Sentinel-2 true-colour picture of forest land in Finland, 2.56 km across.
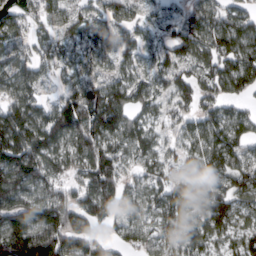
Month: March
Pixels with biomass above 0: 87%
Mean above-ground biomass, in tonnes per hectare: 98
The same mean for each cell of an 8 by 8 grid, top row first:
46 60 62 75 57 72 108 89
71 72 75 78 68 110 100 117
92 37 93 75 70 91 82 117
126 92 187 167 67 63 81 56
167 130 141 111 102 49 109 92
172 113 82 126 70 69 105 113
159 159 95 71 81 121 156 84
191 179 94 36 67 85 86 80
